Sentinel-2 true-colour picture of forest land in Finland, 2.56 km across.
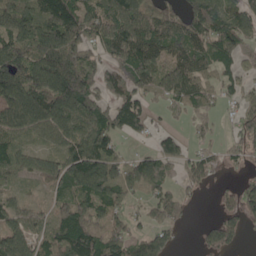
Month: May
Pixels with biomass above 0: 77%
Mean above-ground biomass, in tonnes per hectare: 104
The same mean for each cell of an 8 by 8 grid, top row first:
131 151 135 147 139 84 156 112
148 200 120 143 168 98 109 83
195 213 215 103 115 146 64 59
141 170 148 104 75 28 43 63
105 81 123 86 17 47 27 70
83 124 174 155 158 46 60 27
73 54 122 83 53 76 3 92
111 104 174 110 88 29 60 43
